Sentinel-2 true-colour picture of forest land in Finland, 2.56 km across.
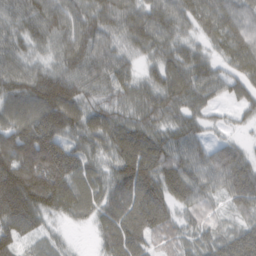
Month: February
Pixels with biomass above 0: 94%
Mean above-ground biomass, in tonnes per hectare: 75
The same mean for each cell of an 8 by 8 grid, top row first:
67 92 76 83 79 77 78 69
61 50 90 71 58 68 38 87
76 106 88 80 52 82 70 58
80 116 79 64 69 61 34 27
105 142 66 70 95 68 45 33
150 160 81 64 107 84 67 92
143 87 71 74 103 59 50 51
76 32 3 74 63 48 53 79
